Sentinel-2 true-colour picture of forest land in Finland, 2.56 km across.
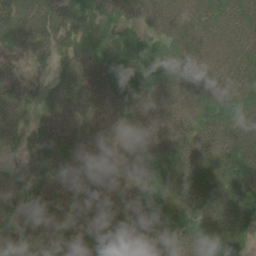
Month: June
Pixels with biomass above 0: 92%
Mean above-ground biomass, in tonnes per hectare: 41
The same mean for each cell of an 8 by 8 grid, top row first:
42 49 46 30 24 31 32 30
29 27 37 46 43 28 20 26
26 16 50 44 40 27 25 38
38 36 38 34 27 24 40 52
23 62 61 34 32 31 36 54
41 53 53 40 39 48 41 52
33 59 40 48 51 62 46 61
52 59 56 56 47 37 66 40
